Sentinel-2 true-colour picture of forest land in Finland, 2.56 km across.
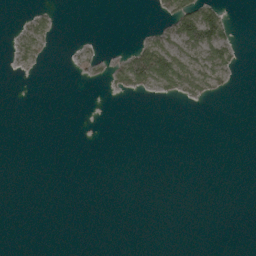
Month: May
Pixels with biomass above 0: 13%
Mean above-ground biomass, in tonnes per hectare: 10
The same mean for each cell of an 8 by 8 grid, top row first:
1 13 0 0 0 65 61 0
17 15 6 2 53 39 77 13
1 0 4 26 83 80 52 2
0 0 0 0 0 0 0 0
0 0 0 0 0 0 0 0
0 0 0 0 0 0 0 0
0 0 0 0 0 0 0 0
0 0 0 0 0 0 0 0
